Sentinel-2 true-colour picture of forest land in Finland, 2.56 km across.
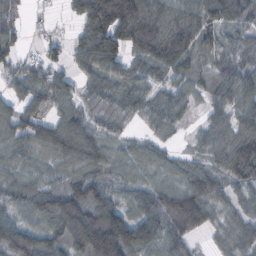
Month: October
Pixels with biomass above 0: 88%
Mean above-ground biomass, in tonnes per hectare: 77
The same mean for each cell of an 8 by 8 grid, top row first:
38 12 89 209 143 92 96 87
40 35 90 130 122 144 45 44
60 61 49 77 64 52 29 75
59 60 49 34 56 67 42 70
55 72 102 46 37 17 69 122
53 38 66 54 51 61 73 96
60 90 133 121 93 145 86 39
122 84 125 208 102 94 24 87
